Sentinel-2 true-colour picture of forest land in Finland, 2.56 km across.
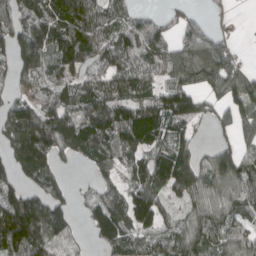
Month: April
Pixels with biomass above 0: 78%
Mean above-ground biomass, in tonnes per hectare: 94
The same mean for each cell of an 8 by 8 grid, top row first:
90 102 122 86 40 42 25 4
104 111 122 94 95 76 106 23
53 72 81 96 81 103 119 148
100 108 100 125 137 137 50 111
115 164 125 98 108 104 25 71
82 92 6 51 121 167 118 134
175 131 24 131 130 35 96 77
178 123 32 88 68 80 94 90
